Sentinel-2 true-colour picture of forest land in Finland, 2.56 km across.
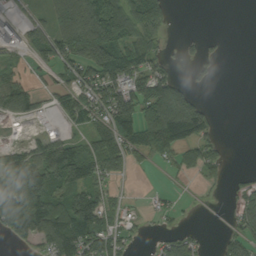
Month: September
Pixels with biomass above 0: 56%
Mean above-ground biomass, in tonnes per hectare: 73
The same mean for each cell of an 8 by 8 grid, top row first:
41 77 200 197 156 8 0 0
51 114 198 168 89 7 19 0
43 19 83 127 126 60 14 0
50 14 78 134 133 184 45 0
18 61 60 95 90 84 49 0
142 150 119 66 4 16 21 15
208 138 171 53 14 21 5 82
62 125 131 82 14 64 7 68
